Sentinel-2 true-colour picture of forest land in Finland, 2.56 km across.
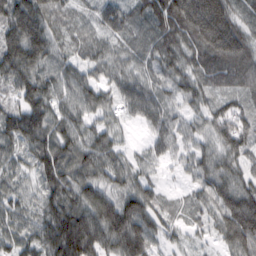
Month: February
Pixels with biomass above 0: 97%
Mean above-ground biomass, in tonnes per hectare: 74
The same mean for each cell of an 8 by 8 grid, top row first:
127 98 38 62 58 126 177 60
129 102 57 40 56 75 101 93
94 74 67 50 55 68 53 46
82 87 60 40 56 43 58 61
71 99 80 64 25 45 47 86
50 85 74 75 57 19 53 61
63 87 106 100 104 40 55 71
59 111 161 118 117 31 29 86
